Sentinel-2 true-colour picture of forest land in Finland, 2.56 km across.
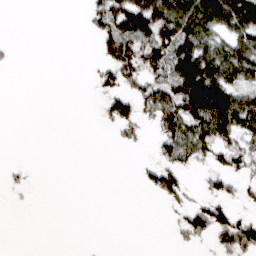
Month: March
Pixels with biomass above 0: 38%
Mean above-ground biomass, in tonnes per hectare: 39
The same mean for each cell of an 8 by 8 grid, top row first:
0 0 3 95 121 113 118 118
3 0 0 59 79 103 74 90
0 0 0 45 67 108 121 64
0 0 0 61 45 111 135 135
0 0 0 5 10 106 91 53
7 0 0 0 21 62 27 37
2 0 0 0 0 18 63 21
0 0 0 0 0 10 30 99
